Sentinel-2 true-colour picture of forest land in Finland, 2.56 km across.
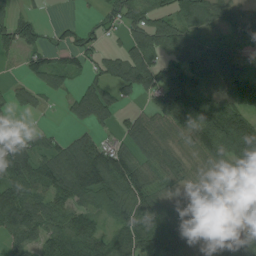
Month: August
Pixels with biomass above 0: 78%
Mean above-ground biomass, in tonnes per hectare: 86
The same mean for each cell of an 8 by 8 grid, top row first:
43 5 5 36 88 70 88 33
63 50 55 26 124 125 79 43
18 73 35 92 116 141 106 131
32 10 96 80 49 135 155 130
61 66 104 48 102 45 124 209
104 111 160 174 78 54 57 63
157 92 83 89 107 67 78 41
88 117 162 105 142 152 48 62
